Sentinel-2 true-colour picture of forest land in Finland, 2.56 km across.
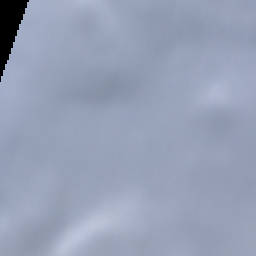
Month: January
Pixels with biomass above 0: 74%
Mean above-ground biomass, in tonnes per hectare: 75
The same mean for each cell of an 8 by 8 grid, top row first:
90 90 121 138 99 80 22 85
90 110 120 100 117 133 106 34
110 119 97 86 93 51 41 97
100 101 100 43 16 27 110 104
73 96 72 57 65 2 50 107
80 72 76 33 25 7 67 140
79 60 57 33 13 29 23 23
74 121 109 60 52 109 78 39
